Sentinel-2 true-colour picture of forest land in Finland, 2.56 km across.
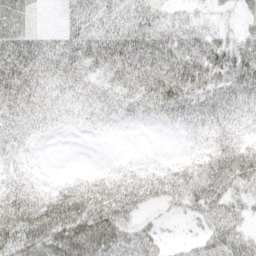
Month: April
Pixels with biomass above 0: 88%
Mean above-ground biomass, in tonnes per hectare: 41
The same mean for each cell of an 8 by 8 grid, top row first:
54 10 44 36 39 21 14 16
78 48 56 62 64 55 63 56
71 41 38 36 53 74 58 70
43 29 22 24 27 40 40 30
29 3 2 3 2 4 25 35
28 6 15 22 31 37 47 55
82 77 71 68 31 18 46 32
66 82 89 59 39 8 36 44
